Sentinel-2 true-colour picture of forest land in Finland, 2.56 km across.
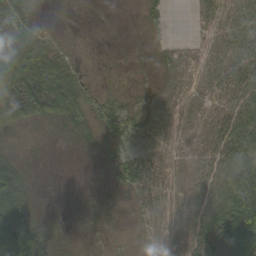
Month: October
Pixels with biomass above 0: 59%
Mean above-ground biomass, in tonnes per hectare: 28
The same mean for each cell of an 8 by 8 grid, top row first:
43 1 0 0 3 0 11 24
70 36 1 0 1 2 2 25
99 80 17 1 1 3 7 41
67 49 34 30 13 7 18 57
11 4 8 15 15 12 31 82
52 0 0 13 30 17 40 97
71 2 1 6 9 15 61 112
151 24 0 1 3 14 56 106
